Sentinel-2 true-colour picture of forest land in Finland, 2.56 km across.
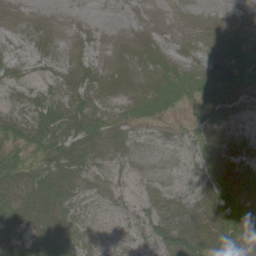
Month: June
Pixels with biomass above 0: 71%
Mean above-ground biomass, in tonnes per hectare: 22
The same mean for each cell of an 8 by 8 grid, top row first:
1 1 0 0 0 0 2 8
3 4 2 1 4 3 14 32
13 11 21 12 12 24 33 30
27 44 43 14 15 8 24 17
26 46 50 24 5 7 36 21
51 48 42 10 5 3 26 31
57 45 16 5 11 27 47 42
48 40 19 2 8 44 58 75
